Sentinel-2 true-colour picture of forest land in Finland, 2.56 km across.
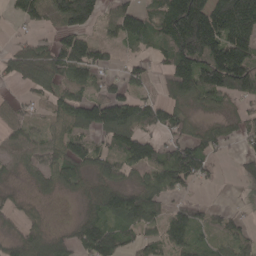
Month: April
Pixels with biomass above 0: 73%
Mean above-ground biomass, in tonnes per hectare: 79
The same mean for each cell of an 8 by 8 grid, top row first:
40 63 132 63 76 202 195 201
48 61 103 39 45 164 190 170
36 84 70 42 43 121 139 136
41 37 121 176 97 68 32 36
58 54 73 78 102 78 65 33
24 55 77 80 63 129 39 36
32 10 36 127 126 49 29 10
47 67 84 99 52 69 34 57
